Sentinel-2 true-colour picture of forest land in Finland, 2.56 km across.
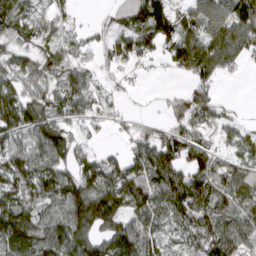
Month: March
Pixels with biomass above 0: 78%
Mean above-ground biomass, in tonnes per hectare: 76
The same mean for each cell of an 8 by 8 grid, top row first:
91 52 11 37 118 76 107 128
45 49 45 62 65 94 129 89
68 59 76 23 4 12 66 7
138 83 64 20 5 49 86 13
76 127 40 9 71 96 45 61
112 109 94 98 103 92 79 84
122 74 143 139 103 89 91 64
125 104 110 113 103 53 81 78
